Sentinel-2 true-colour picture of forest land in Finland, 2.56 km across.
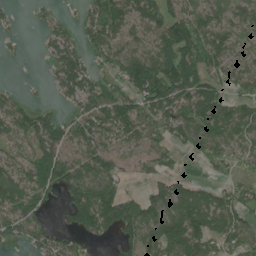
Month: July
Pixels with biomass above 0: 73%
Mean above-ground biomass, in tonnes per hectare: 82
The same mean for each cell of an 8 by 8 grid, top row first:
9 21 27 95 79 97 65 63
4 41 64 87 67 131 102 49
1 20 121 57 174 117 93 84
90 41 68 140 97 96 129 73
63 122 73 54 71 69 94 77
58 109 118 79 33 49 20 43
84 41 173 149 120 138 139 92
43 78 57 39 130 168 125 106
